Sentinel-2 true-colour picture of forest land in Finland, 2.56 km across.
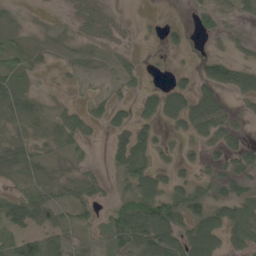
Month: May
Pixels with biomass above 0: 58%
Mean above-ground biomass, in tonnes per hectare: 29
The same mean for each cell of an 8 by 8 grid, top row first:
9 2 18 10 1 0 26 16
23 8 11 10 1 12 3 16
25 2 8 14 12 17 53 53
25 16 29 39 40 60 79 11
21 26 24 30 42 10 28 30
10 11 29 15 59 23 20 31
46 44 26 34 86 67 61 31
36 45 8 32 74 66 102 24
